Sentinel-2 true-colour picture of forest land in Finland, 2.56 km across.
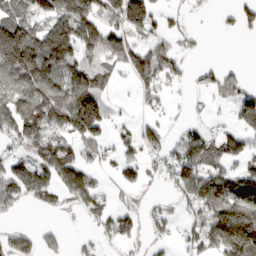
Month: March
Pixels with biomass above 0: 59%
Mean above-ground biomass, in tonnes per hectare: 91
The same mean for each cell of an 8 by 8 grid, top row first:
107 125 160 78 36 18 7 70
259 160 152 141 86 60 7 0
154 174 157 47 86 52 50 54
134 192 279 51 31 8 23 106
79 140 115 60 94 79 108 85
109 103 117 27 64 129 126 97
48 42 58 64 27 44 143 188
81 33 24 49 31 38 143 214
